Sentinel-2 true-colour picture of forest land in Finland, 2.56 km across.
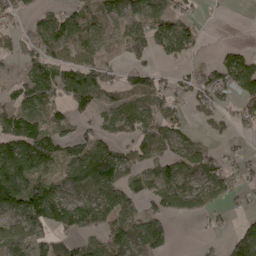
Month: May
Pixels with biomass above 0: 66%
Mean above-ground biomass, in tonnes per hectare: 60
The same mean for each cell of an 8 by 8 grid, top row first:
41 58 55 48 65 53 9 0
38 82 63 24 69 97 10 26
26 81 102 38 54 28 77 109
66 47 38 56 90 52 51 50
131 93 69 67 86 67 25 9
141 66 87 94 59 81 73 40
82 108 88 88 42 70 40 16
70 54 38 59 83 13 8 65
